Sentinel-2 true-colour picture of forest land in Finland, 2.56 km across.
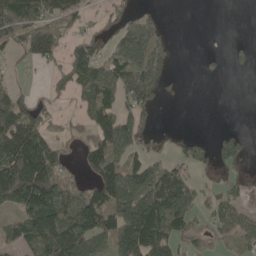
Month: May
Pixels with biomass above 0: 58%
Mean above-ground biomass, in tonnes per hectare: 80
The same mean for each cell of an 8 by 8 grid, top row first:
153 85 49 28 53 0 0 0
45 88 76 63 161 12 1 8
11 24 92 148 186 12 9 0
109 41 32 103 83 0 0 0
160 98 38 182 65 38 39 55
194 149 37 169 145 95 22 36
92 153 127 181 177 156 47 66
89 193 132 148 152 68 51 65
